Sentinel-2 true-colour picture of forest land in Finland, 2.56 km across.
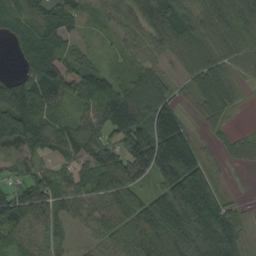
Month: September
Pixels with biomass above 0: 87%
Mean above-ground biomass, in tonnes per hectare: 80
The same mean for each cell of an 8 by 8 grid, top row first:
97 95 49 54 113 112 99 92
47 106 43 18 58 88 107 79
61 88 71 51 60 27 106 41
113 77 50 99 81 71 68 15
76 57 78 88 120 200 15 51
44 51 78 107 68 204 92 1
111 79 63 89 94 174 164 26
67 60 14 64 100 142 164 64
